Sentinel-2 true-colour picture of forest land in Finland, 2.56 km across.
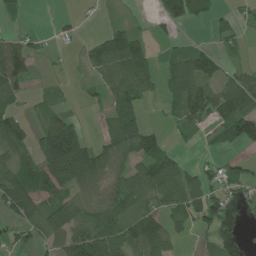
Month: July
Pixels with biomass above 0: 58%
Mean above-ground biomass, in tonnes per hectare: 52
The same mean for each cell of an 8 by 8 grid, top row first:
9 2 10 3 3 87 39 17
73 11 15 101 62 18 33 12
88 2 5 63 65 73 82 60
38 26 7 53 35 48 81 105
58 110 101 59 74 15 16 72
94 109 119 34 70 77 36 35
96 67 61 63 55 59 81 23
30 50 87 106 114 26 22 2
